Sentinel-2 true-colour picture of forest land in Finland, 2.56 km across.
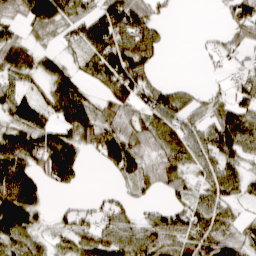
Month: March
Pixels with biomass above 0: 71%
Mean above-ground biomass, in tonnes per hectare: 58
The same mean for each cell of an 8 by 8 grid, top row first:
46 88 62 102 86 5 0 79
77 22 39 95 97 0 13 39
55 56 46 86 69 8 9 40
81 63 106 61 51 72 50 72
94 102 66 105 60 54 66 80
115 70 27 25 57 62 51 53
118 19 36 51 23 46 58 24
47 18 51 78 75 68 79 50
